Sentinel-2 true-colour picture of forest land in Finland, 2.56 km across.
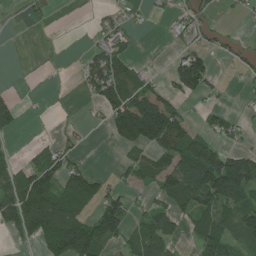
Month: July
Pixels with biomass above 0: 47%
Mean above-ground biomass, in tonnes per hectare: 56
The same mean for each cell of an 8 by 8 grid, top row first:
2 9 1 25 10 27 28 11
0 0 6 67 1 19 39 29
1 3 26 103 47 55 62 10
44 3 4 73 219 87 30 9
5 22 20 19 114 113 101 20
59 83 92 23 70 98 186 152
115 144 67 78 31 65 96 78
26 87 173 68 101 52 110 59
